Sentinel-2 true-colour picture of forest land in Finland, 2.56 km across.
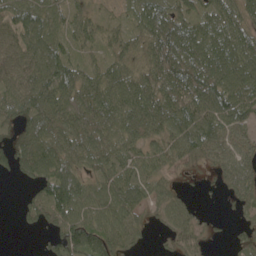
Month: May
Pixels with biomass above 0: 84%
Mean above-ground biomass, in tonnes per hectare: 68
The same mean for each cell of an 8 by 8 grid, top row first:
68 73 42 23 71 76 62 62
73 87 41 49 66 110 85 86
77 115 82 75 74 109 108 108
73 110 118 80 96 111 109 94
57 85 91 71 68 71 78 52
33 95 60 73 60 23 13 66
13 104 89 86 49 48 4 27
0 31 107 78 18 44 21 25
